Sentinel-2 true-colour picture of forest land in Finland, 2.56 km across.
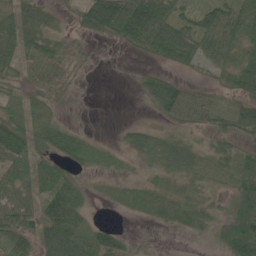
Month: May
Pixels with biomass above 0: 69%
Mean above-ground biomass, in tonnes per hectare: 37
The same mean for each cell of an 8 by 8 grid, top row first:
61 31 46 96 96 46 46 55
59 53 18 7 44 78 37 51
28 48 8 0 27 28 14 67
37 24 1 0 4 48 45 47
82 42 31 7 34 36 19 21
55 43 21 9 8 24 17 48
76 54 34 5 23 36 24 72
43 54 43 40 3 1 14 114
